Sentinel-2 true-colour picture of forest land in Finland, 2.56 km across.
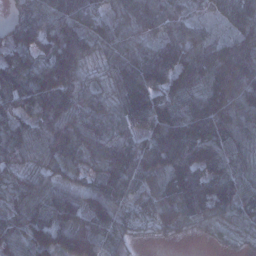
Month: January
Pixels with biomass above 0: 95%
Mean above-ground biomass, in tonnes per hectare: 92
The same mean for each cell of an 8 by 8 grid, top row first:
43 96 91 65 95 71 40 95
100 92 135 70 66 95 96 121
110 134 86 58 141 116 124 146
69 110 91 61 114 116 162 116
104 108 95 90 86 165 126 76
41 59 51 116 98 114 98 82
76 88 102 101 65 131 110 88
93 105 156 72 11 20 12 20
